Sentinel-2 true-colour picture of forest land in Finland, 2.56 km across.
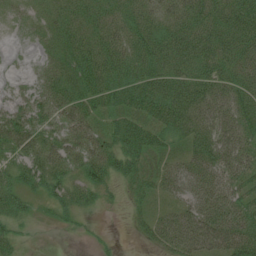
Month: July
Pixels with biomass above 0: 86%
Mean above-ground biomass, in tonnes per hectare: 49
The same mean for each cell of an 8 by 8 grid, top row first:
16 40 59 54 60 57 65 73
3 31 73 66 71 71 63 65
7 46 69 68 75 66 64 63
46 49 53 44 67 85 64 63
62 52 54 46 62 34 65 57
43 64 39 44 39 54 65 51
46 18 33 6 15 34 66 58
30 0 5 5 15 61 62 79
